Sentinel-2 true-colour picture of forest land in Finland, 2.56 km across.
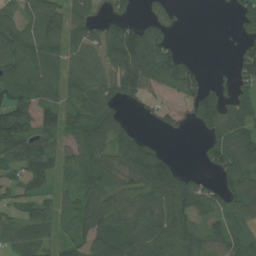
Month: July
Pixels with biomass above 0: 74%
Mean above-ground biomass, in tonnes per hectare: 69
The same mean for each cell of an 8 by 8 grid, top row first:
52 106 69 57 29 22 0 63
94 96 75 112 138 33 0 33
82 88 78 83 116 97 26 57
94 62 82 62 15 29 78 74
120 65 78 84 86 1 48 94
44 76 65 55 122 92 28 94
40 51 65 77 71 101 66 61
76 56 58 90 105 97 73 64
